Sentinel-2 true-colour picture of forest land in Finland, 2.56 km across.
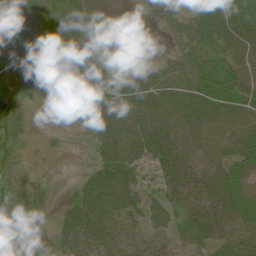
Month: June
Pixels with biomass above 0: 81%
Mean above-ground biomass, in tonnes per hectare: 40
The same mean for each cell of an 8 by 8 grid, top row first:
17 16 14 1 3 28 67 72
18 27 16 5 3 26 57 73
25 10 15 24 45 60 59 58
22 5 9 69 83 78 82 60
20 12 1 74 77 83 56 68
14 5 17 79 19 62 67 54
19 2 60 78 43 35 72 55
24 16 70 65 36 22 44 56
